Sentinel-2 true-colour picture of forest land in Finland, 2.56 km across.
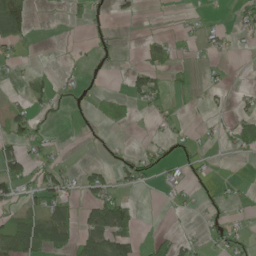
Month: June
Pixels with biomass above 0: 31%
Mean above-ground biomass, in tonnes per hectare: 24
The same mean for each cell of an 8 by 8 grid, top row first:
115 1 10 13 4 2 8 24
34 0 5 14 15 14 25 6
6 16 11 3 54 10 10 0
27 12 4 22 13 11 10 21
51 25 1 7 8 26 9 32
63 56 29 40 39 15 10 3
21 52 35 83 3 12 11 10
90 79 52 86 13 28 16 29
